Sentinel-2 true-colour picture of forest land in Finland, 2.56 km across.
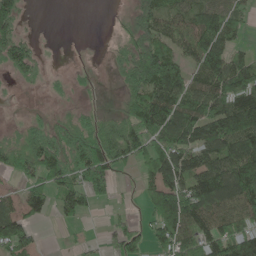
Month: May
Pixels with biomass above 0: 72%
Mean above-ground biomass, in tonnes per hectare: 81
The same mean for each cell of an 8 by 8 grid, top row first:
86 0 0 7 82 82 118 60
92 5 2 14 109 69 157 33
30 23 19 11 143 145 126 146
11 25 38 27 144 154 132 158
66 95 108 128 107 144 128 138
41 94 93 63 49 135 144 163
68 56 77 15 38 169 127 105
102 2 11 53 60 133 107 132
